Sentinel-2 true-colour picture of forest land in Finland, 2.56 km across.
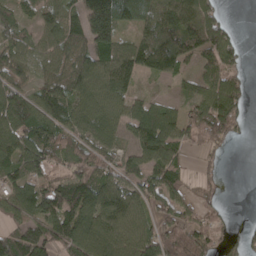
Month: April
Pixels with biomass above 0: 78%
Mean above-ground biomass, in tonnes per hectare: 81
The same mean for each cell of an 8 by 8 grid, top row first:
66 68 109 197 103 129 95 0
76 67 72 107 105 111 116 42
69 64 101 118 29 34 61 48
117 88 85 71 75 46 124 73
95 89 66 64 91 74 50 7
85 72 109 81 86 71 14 0
86 126 143 110 67 75 35 0
118 124 130 109 108 137 71 33
